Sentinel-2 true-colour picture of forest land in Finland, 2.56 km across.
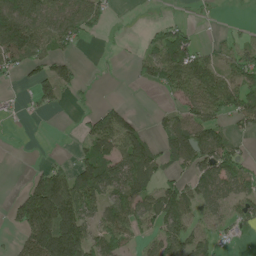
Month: May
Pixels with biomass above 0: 57%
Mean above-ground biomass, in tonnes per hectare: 56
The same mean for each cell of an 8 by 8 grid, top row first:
129 92 84 10 1 10 9 2
126 43 19 3 32 124 29 40
14 60 27 1 36 96 91 78
8 17 10 54 3 45 80 72
0 0 25 96 84 92 96 23
0 73 91 99 107 46 80 77
46 143 99 83 82 111 58 52
26 135 106 90 29 62 34 17
